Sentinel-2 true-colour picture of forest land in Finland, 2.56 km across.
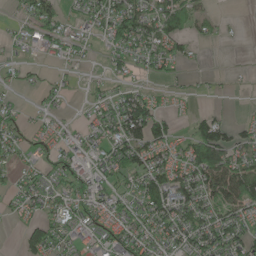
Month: May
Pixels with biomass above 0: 61%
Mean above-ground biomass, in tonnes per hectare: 51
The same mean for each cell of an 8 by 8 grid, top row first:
22 71 40 97 87 83 34 3
18 56 37 50 75 50 7 1
20 21 9 34 18 16 9 4
21 27 10 73 109 19 24 3
43 34 47 86 92 39 123 54
28 36 63 68 86 70 104 114
19 57 63 72 71 85 69 71
8 85 43 69 65 68 89 74
